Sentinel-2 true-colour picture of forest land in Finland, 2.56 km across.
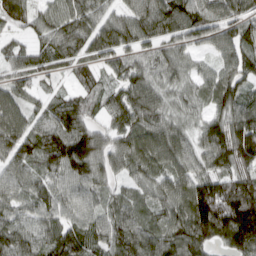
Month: March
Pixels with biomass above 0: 93%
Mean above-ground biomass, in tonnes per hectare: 88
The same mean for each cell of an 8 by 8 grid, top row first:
64 63 92 56 90 101 84 70
50 66 75 90 68 61 41 84
55 32 46 48 77 60 64 85
77 65 97 67 95 57 64 102
94 109 138 72 100 90 99 177
69 76 94 55 66 85 107 130
71 83 74 71 65 98 225 229
103 98 101 94 106 117 100 171
